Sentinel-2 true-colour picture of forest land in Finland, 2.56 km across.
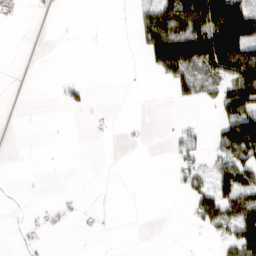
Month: March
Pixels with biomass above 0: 27%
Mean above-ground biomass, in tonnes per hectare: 33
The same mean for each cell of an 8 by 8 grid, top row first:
17 3 0 0 51 120 144 168
0 0 0 0 53 182 170 143
0 0 11 0 1 60 50 106
0 0 7 2 0 0 3 107
0 1 0 1 5 32 21 130
0 2 0 0 0 22 41 111
1 16 11 1 0 0 91 107
6 11 1 0 0 1 9 103
